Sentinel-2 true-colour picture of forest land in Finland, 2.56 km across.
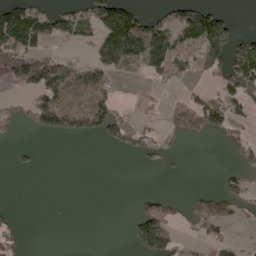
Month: May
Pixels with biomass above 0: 36%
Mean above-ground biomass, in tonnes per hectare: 46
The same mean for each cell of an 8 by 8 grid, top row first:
123 71 57 148 50 54 100 3
117 30 22 166 140 84 139 68
81 128 87 35 14 40 28 119
38 142 93 67 10 64 119 47
11 0 3 27 38 7 4 30
4 0 0 0 0 3 0 31
6 1 0 0 30 17 45 21
29 0 0 0 95 34 23 11
